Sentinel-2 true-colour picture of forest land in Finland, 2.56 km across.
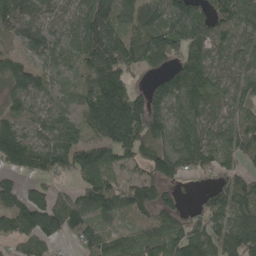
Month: May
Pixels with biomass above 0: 86%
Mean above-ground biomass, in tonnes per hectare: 107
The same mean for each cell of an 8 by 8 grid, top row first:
123 63 98 140 111 136 108 101
56 97 120 172 152 138 97 71
114 66 50 116 34 142 129 86
75 73 80 224 147 110 98 84
152 93 94 142 116 121 121 112
75 84 90 66 91 106 51 88
131 141 101 110 114 92 118 127
75 86 87 76 114 124 141 177
